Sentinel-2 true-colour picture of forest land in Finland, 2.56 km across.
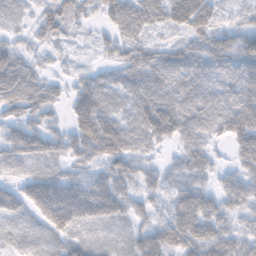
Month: November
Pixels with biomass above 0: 91%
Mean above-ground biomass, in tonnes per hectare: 69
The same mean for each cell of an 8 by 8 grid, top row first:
22 60 52 60 83 94 92 28
43 28 13 47 61 47 71 101
83 36 39 49 70 74 60 93
53 53 99 65 89 94 88 125
87 81 91 111 59 51 59 93
31 64 41 93 58 56 59 78
59 117 113 99 49 85 99 73
24 39 38 24 82 111 117 77
